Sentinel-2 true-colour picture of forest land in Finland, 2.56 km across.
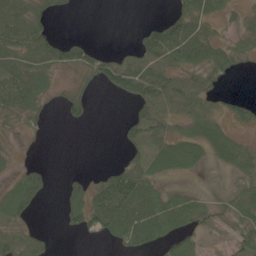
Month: June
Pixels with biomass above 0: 58%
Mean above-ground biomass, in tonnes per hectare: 41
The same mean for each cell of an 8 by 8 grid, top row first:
78 36 1 0 1 49 52 26
80 70 45 9 53 118 68 37
84 43 24 61 112 61 43 3
52 15 25 0 45 42 41 30
10 1 0 1 57 70 66 42
26 25 12 56 69 28 2 39
61 2 48 114 91 73 25 62
57 18 6 30 59 44 16 42
